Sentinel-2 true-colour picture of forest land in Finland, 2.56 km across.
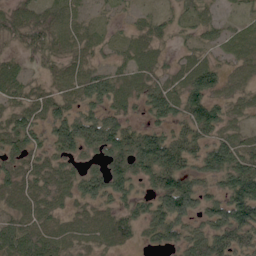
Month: June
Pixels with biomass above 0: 86%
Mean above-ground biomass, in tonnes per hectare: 54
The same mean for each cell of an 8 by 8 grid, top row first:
44 48 32 16 20 26 25 22
27 60 37 23 44 14 27 43
50 27 60 61 54 43 78 38
47 56 56 55 39 62 93 29
48 50 83 92 108 72 60 51
51 48 60 84 63 93 56 106
45 48 36 43 47 123 70 132
77 59 46 43 29 58 81 53
